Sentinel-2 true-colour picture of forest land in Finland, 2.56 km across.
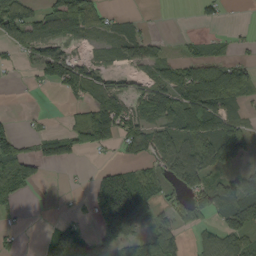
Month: September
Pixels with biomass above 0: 57%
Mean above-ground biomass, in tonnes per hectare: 59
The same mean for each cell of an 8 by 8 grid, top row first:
85 67 125 26 8 0 21 0
42 77 32 45 68 9 27 16
6 65 83 31 34 75 96 86
5 6 42 114 70 97 130 37
81 53 69 58 78 79 86 87
101 7 2 92 64 95 79 72
22 3 9 198 119 55 75 139
13 37 62 93 64 54 36 71
